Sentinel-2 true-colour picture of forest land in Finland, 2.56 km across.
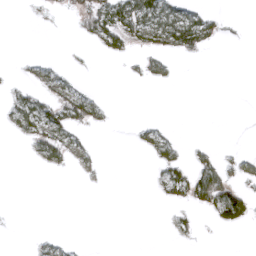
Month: April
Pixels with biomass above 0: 21%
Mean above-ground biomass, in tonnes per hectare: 17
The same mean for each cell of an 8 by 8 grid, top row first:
0 2 36 80 84 60 30 0
0 0 2 35 32 51 20 0
5 35 6 0 13 4 0 0
46 61 61 4 0 0 0 0
2 56 17 0 22 21 5 1
0 1 2 0 1 44 64 25
0 0 0 0 0 16 42 77
0 18 2 0 0 4 0 0
